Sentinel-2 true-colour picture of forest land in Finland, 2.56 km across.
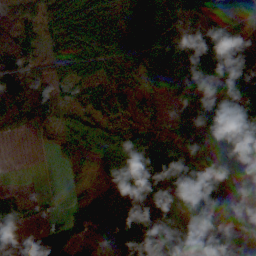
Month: October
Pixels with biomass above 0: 81%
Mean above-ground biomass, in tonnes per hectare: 56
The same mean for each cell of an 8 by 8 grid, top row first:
50 66 98 103 73 57 64 82
89 46 110 129 109 95 85 52
80 62 70 87 50 81 62 111
60 45 37 59 56 32 114 111
2 13 78 58 42 35 71 59
0 0 16 44 36 23 60 127
9 3 12 11 31 13 95 74
5 34 18 11 35 31 54 52
